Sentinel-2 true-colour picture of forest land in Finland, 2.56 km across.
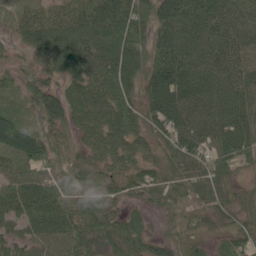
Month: June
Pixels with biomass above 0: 94%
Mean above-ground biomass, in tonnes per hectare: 62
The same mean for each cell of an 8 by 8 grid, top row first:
25 42 60 80 60 89 78 75
23 77 75 78 55 78 87 70
32 40 66 91 52 86 96 76
31 74 74 85 57 84 93 98
74 65 47 81 49 65 69 87
57 59 72 53 51 42 62 23
62 81 62 43 34 43 41 41
43 71 65 68 52 48 28 57
